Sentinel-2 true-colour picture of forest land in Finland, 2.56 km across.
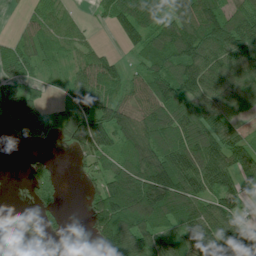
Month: July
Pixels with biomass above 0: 75%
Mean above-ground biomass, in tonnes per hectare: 78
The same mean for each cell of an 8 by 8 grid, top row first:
6 57 15 63 103 104 130 80
55 59 36 8 80 144 106 96
65 29 55 56 76 101 81 106
178 61 111 101 94 95 77 56
21 31 76 103 132 108 108 57
2 57 14 91 152 139 97 62
5 32 5 180 194 147 86 66
16 35 0 130 118 86 106 69
